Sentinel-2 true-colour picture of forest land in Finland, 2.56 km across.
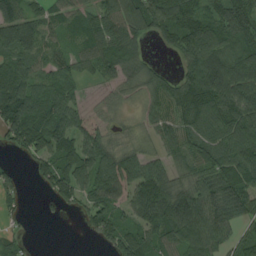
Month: August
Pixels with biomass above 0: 81%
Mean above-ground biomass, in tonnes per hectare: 85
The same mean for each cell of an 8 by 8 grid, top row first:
89 65 65 85 131 135 91 104
103 58 53 95 40 83 117 81
102 59 46 58 72 57 145 133
131 102 81 37 37 86 119 123
61 125 104 71 48 84 94 117
30 75 131 189 114 63 81 119
22 9 54 127 108 137 98 82
33 0 3 79 117 110 111 68
